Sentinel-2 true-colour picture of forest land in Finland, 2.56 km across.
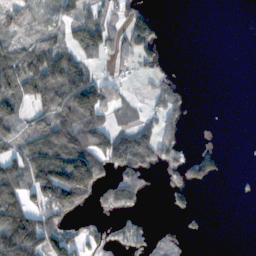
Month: November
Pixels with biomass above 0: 46%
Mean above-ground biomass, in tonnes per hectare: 58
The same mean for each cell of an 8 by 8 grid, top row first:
66 26 65 38 64 0 0 0
56 88 79 54 65 0 0 0
114 140 146 36 18 32 0 0
61 77 161 49 30 54 0 0
50 134 122 113 112 64 7 1
102 178 221 47 59 35 62 8
127 103 52 54 18 32 7 0
200 115 65 43 44 29 6 0
